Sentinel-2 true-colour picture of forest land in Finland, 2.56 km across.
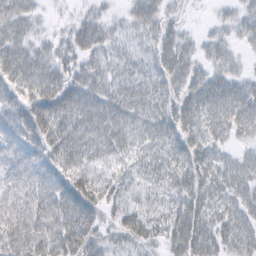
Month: February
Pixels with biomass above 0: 92%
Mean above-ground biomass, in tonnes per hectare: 40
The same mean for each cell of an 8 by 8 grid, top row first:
47 9 19 16 47 18 5 27
40 25 44 31 27 47 24 18
52 53 47 41 43 49 48 34
38 60 59 55 46 56 51 60
39 52 49 46 36 41 44 23
38 42 45 30 31 39 42 39
48 49 61 31 28 42 45 39
55 46 59 27 38 51 48 43
